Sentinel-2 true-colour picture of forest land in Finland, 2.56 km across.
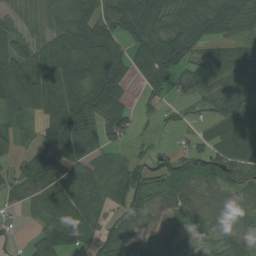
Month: August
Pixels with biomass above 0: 82%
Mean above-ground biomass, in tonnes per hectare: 66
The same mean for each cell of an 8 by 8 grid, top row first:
33 44 95 78 103 66 105 87
70 94 132 99 87 109 40 44
107 111 93 103 56 50 39 68
64 99 79 96 26 19 35 78
38 113 79 45 15 19 47 74
50 116 56 69 66 55 64 77
24 73 81 47 69 53 60 47
9 77 50 63 50 38 29 62
